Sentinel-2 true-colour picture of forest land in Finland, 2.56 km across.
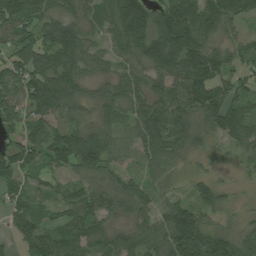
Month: July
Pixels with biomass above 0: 88%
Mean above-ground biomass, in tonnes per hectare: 83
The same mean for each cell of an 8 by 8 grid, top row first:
106 81 67 99 135 151 131 74
91 114 104 39 120 168 101 51
92 128 80 56 68 93 143 59
70 94 51 64 88 100 118 88
86 103 136 70 86 88 33 72
79 38 60 52 40 23 28 15
55 43 85 66 58 98 72 17
40 87 99 70 80 164 170 73
